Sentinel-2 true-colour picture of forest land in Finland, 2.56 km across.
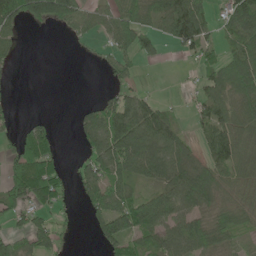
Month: June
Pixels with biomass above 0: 62%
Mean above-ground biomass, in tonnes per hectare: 62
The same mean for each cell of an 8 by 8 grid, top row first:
108 110 80 71 75 135 56 105
28 0 7 53 54 38 48 75
8 0 0 29 11 2 51 111
12 2 30 106 100 21 64 60
44 59 35 132 134 94 62 71
84 85 53 99 83 106 83 54
66 64 21 100 91 93 62 58
52 64 2 85 63 82 78 32
